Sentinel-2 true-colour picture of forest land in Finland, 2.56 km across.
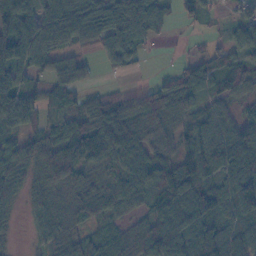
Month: November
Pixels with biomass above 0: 86%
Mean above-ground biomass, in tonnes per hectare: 71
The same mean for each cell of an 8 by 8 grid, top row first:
106 90 87 107 126 25 23 46
125 91 43 84 28 2 26 78
71 55 45 6 11 58 78 60
98 41 70 98 93 70 54 42
56 67 97 122 82 64 104 117
58 77 60 67 69 105 79 98
28 61 74 59 53 111 107 99
8 54 66 51 108 118 130 84
